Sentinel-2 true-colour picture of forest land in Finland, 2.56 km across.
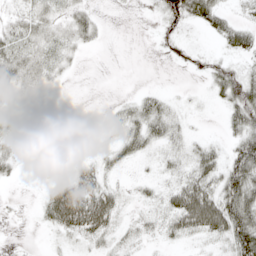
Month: May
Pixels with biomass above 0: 61%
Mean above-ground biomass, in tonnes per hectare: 21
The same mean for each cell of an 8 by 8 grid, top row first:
18 24 24 1 1 20 46 13
40 28 13 0 0 8 4 36
45 19 1 0 0 0 17 41
23 10 0 6 32 9 1 42
26 17 11 13 26 11 15 38
9 7 38 9 4 15 38 61
1 39 84 43 6 49 89 69
1 2 13 11 6 14 14 70
